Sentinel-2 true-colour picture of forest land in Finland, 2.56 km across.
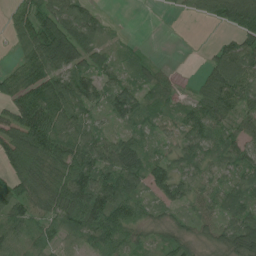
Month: July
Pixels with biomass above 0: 83%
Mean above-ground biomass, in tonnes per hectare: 59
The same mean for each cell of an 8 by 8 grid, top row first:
44 93 87 7 0 6 32 101
25 144 116 27 9 0 10 70
54 77 87 53 46 18 48 75
71 93 67 61 55 37 80 57
95 99 78 62 40 41 72 67
58 70 101 74 76 62 35 48
57 52 112 92 39 44 49 74
48 35 42 71 27 49 35 86
